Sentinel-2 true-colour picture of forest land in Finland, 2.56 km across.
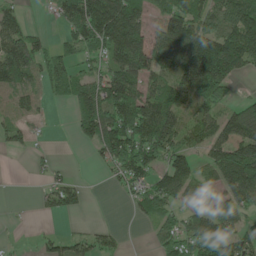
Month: May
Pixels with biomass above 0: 67%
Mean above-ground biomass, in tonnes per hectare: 96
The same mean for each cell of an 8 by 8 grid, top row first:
51 20 181 177 83 147 101 147
124 58 103 134 116 141 203 168
99 102 113 136 104 132 252 38
53 13 129 157 152 128 95 112
36 7 38 185 174 116 107 154
0 27 9 37 107 143 65 199
2 44 37 0 79 63 128 92
3 43 50 41 6 105 144 109
